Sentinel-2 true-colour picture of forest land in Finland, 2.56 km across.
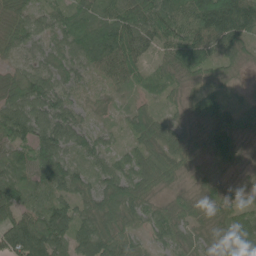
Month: June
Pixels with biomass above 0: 97%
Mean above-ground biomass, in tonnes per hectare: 68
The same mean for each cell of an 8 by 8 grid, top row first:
74 50 83 83 109 102 148 133
55 46 94 138 71 100 82 65
68 68 42 59 49 46 46 18
89 92 39 14 57 26 78 54
82 99 66 34 68 52 50 43
74 92 59 68 79 42 28 14
82 79 62 86 63 45 51 45
121 128 70 83 39 56 35 61
